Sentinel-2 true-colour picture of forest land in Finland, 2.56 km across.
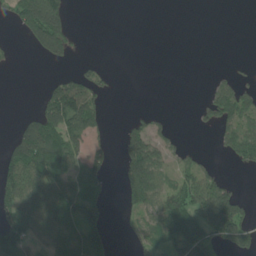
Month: June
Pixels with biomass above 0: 43%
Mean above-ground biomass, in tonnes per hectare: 60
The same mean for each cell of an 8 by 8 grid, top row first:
89 198 0 0 0 0 0 0
4 125 5 0 0 0 0 0
0 25 74 11 0 0 13 24
4 129 163 2 17 1 47 102
104 176 61 24 127 28 2 90
123 93 83 20 169 69 58 5
101 123 137 13 75 111 184 96
122 84 115 37 54 129 112 99
